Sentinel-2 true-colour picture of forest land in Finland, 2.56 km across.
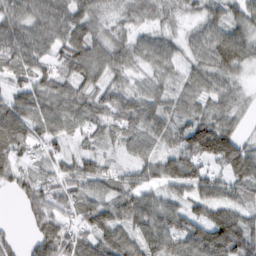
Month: February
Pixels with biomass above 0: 90%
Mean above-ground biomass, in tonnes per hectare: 69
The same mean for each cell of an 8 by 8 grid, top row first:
67 78 74 35 44 34 49 50
83 62 100 76 59 40 74 92
44 67 76 55 38 48 60 32
83 79 66 75 76 63 68 38
85 58 34 42 60 60 144 83
59 51 77 53 56 90 70 92
10 88 78 77 93 58 83 67
25 95 79 101 83 94 137 135
